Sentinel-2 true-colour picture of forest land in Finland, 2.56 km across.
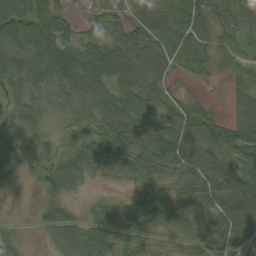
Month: September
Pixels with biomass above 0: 87%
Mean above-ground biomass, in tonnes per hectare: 53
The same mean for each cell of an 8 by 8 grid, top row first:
81 67 20 27 47 52 56 57
76 83 62 60 58 54 45 53
71 70 79 73 58 15 12 29
46 36 45 71 68 51 29 43
41 17 49 78 68 90 85 77
36 41 59 32 65 60 70 90
3 46 20 41 66 54 52 103
44 21 83 51 24 28 35 50
